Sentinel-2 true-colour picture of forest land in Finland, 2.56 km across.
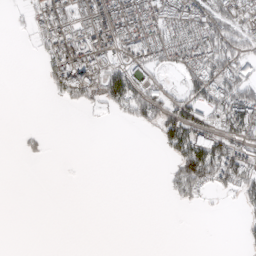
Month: March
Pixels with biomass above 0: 39%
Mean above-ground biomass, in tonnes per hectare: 46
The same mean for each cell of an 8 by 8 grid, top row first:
8 106 110 145 138 99 88 51
0 68 122 87 92 76 99 69
0 38 131 96 76 18 101 121
0 0 10 28 80 79 64 142
3 8 0 0 0 88 132 66
0 0 0 0 0 64 115 105
0 0 0 0 0 8 4 18
0 0 0 0 0 0 0 7
